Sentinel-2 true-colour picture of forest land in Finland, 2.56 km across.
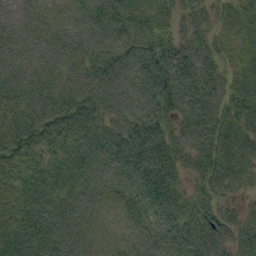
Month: September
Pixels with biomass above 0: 97%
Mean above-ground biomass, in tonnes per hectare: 56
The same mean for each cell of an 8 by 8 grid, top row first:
29 33 45 60 56 44 47 64
49 45 51 63 63 60 54 57
65 56 59 69 67 81 67 64
71 74 64 54 61 58 74 70
77 51 51 50 66 56 69 70
64 53 42 39 57 43 64 54
80 61 40 18 46 43 50 33
82 68 44 19 42 60 72 59
